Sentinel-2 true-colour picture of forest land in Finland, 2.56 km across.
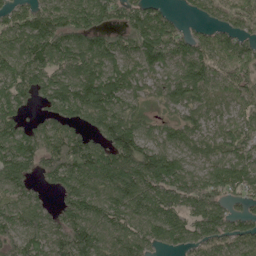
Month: May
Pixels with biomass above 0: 88%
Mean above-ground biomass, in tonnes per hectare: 116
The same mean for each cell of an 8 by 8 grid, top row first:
86 138 144 113 150 35 60 93
104 147 133 105 149 115 96 112
140 125 137 122 65 111 112 104
96 72 134 147 70 71 86 95
143 125 129 150 126 89 84 126
120 95 160 171 191 165 115 130
122 65 146 119 141 131 145 56
100 107 155 100 103 100 112 112
